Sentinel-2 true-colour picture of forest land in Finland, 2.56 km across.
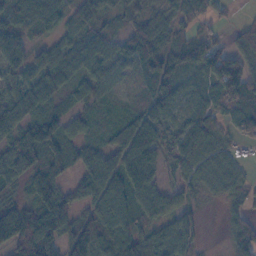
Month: November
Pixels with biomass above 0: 85%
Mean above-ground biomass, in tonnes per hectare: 65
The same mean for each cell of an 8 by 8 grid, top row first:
59 62 44 33 34 50 50 8
49 45 59 41 70 49 71 47
55 74 54 42 39 61 70 105
114 73 42 32 56 58 60 60
88 105 58 58 118 79 89 35
82 103 51 94 125 39 46 40
87 132 64 115 63 50 5 34
150 131 119 67 54 85 6 53
